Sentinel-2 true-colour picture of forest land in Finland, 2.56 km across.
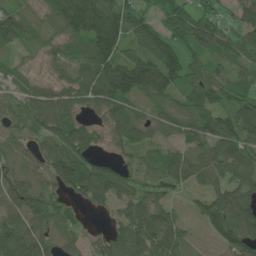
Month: June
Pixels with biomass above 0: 88%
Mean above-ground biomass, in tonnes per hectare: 95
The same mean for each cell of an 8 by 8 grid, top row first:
125 87 203 165 85 143 100 55
82 59 78 150 122 120 129 94
65 40 89 197 176 113 108 63
74 107 56 94 58 101 95 117
52 84 115 39 61 56 103 117
66 86 177 137 55 101 75 101
107 101 35 53 108 43 92 148
119 68 34 75 126 91 16 114
